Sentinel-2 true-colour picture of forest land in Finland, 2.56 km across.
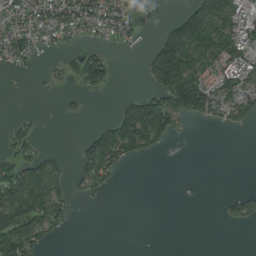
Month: August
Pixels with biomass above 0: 42%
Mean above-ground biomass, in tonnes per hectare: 56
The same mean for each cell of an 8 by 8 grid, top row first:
82 89 106 88 14 39 186 85
97 30 34 24 17 199 132 128
3 15 76 34 19 204 95 106
6 1 9 26 207 127 88 73
45 7 30 132 89 6 0 0
130 130 41 43 0 0 0 0
143 117 3 0 0 0 0 46
154 35 0 0 0 0 0 0
